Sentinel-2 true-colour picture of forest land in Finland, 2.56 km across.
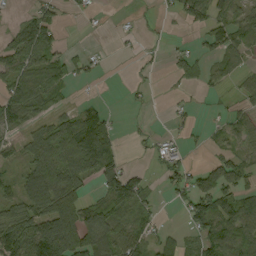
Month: September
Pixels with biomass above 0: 54%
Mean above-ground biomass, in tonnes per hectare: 51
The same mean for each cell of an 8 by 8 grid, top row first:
9 48 14 3 3 29 81 51
74 79 7 3 11 10 29 52
76 96 16 0 7 20 29 28
86 49 49 14 4 13 2 27
31 68 155 86 8 14 16 36
28 88 48 77 31 46 73 61
61 105 91 80 48 15 92 97
113 173 113 90 65 49 88 79
